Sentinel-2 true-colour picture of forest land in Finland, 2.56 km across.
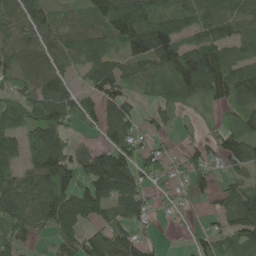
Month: May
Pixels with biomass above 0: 79%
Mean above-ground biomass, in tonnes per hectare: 91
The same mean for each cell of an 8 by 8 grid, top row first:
68 69 64 137 131 97 110 106
87 99 113 72 141 121 118 70
76 105 33 125 72 131 147 131
83 120 102 94 36 51 30 82
65 158 34 97 61 18 52 117
82 172 106 236 80 42 62 61
137 158 156 96 75 24 22 150
66 34 88 134 50 1 63 90
